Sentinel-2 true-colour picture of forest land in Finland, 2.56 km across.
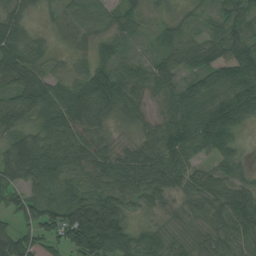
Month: August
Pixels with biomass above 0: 93%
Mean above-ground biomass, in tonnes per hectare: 63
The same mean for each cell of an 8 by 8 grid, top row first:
46 19 76 54 30 21 19 49
76 29 30 33 18 49 56 60
85 55 44 79 54 51 77 100
62 68 101 54 33 68 114 105
68 73 74 30 47 96 89 33
60 77 63 81 84 68 52 39
49 71 119 97 37 19 53 93
101 61 134 132 58 31 42 69
